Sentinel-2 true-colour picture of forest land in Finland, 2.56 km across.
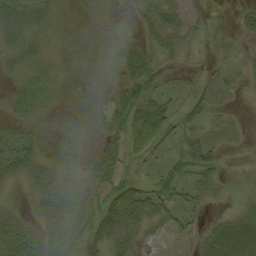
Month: September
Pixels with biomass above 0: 67%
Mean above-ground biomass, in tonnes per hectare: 25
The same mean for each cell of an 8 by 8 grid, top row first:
45 32 5 3 24 31 6 12
36 27 20 10 23 31 7 11
22 35 6 8 53 9 13 14
19 16 7 41 63 36 27 7
28 8 5 25 48 23 34 6
25 31 22 45 14 45 36 4
14 26 22 55 72 36 12 16
36 30 27 42 27 12 38 69
